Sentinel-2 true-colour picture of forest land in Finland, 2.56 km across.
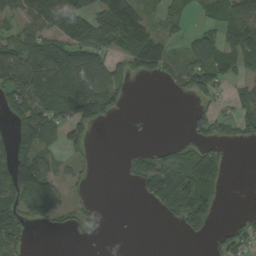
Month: August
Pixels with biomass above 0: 51%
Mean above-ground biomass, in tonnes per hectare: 55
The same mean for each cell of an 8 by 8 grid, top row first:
35 114 122 141 70 37 35 82
85 103 93 61 141 20 59 123
85 80 96 52 20 42 69 39
65 80 92 35 2 0 38 47
82 66 45 0 5 26 43 26
124 96 15 0 64 119 118 0
81 121 23 3 5 87 88 2
57 0 15 2 0 1 18 46
